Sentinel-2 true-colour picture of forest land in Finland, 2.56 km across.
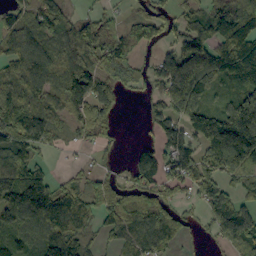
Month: September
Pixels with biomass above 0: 76%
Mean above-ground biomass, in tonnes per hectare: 88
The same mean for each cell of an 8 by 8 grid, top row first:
73 95 39 35 68 49 63 120
85 66 98 107 56 62 90 144
65 90 121 97 67 157 102 84
94 69 78 75 16 119 113 218
106 57 27 27 41 98 135 236
109 54 31 40 109 83 99 83
151 165 117 138 110 58 77 97
78 113 76 35 74 48 15 121
